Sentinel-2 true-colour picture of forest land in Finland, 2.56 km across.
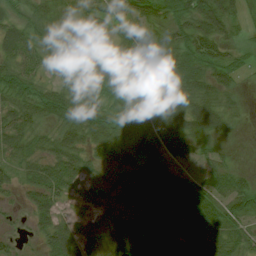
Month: July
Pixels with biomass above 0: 87%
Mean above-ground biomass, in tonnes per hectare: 44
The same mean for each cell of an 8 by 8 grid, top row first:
44 46 23 45 43 65 78 26
54 38 37 28 54 53 62 27
52 20 34 29 52 59 55 20
53 53 57 41 44 65 64 16
52 43 53 69 56 59 23 8
30 69 44 25 63 39 40 28
11 46 13 25 47 65 68 53
18 41 38 34 62 46 61 39
